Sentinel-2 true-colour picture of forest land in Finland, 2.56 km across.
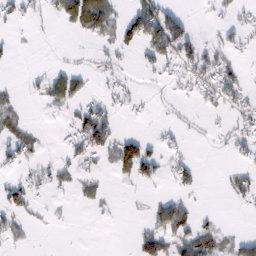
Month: February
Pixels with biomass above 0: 34%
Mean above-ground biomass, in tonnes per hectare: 24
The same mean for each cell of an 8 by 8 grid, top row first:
23 16 96 37 82 36 5 12
9 1 8 23 46 68 26 18
3 37 32 13 4 18 38 35
17 6 34 24 5 12 13 26
39 4 40 44 32 12 5 26
17 25 26 10 41 31 1 23
46 9 5 3 5 53 3 6
24 1 1 0 40 46 67 31
